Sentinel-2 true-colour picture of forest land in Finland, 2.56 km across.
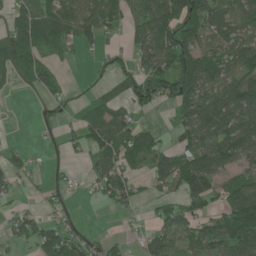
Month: June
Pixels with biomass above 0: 62%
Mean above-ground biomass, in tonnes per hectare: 53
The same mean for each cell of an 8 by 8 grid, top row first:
53 63 74 67 58 79 61 59
93 40 29 17 60 113 52 66
26 54 1 25 87 115 89 87
1 25 19 66 26 34 95 107
7 5 37 78 68 28 82 112
42 12 12 72 31 100 113 34
22 23 5 21 12 44 41 130
22 75 45 17 30 40 80 110
